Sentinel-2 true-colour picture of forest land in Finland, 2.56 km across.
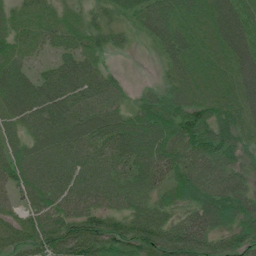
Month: July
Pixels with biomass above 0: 94%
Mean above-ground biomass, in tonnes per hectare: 69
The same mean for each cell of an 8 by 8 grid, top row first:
31 30 29 33 70 75 76 92
41 32 57 36 10 77 53 101
78 63 83 44 5 49 51 88
73 91 77 65 63 72 75 77
46 81 88 90 91 77 88 66
65 100 107 90 74 67 68 61
36 66 76 62 58 51 99 84
59 89 116 92 96 104 86 81
